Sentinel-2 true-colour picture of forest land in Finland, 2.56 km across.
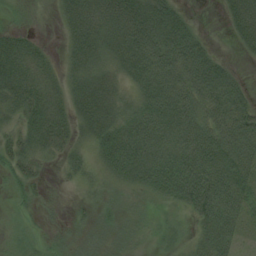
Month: August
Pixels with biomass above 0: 83%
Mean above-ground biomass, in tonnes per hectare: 51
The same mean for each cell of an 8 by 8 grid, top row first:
14 5 68 69 91 58 0 56
52 15 57 57 100 97 31 19
65 43 51 47 68 82 95 31
45 60 44 56 73 88 63 74
45 46 31 71 78 78 86 91
34 11 32 42 73 98 107 80
11 10 13 25 17 32 94 65
19 17 25 25 12 23 68 33
